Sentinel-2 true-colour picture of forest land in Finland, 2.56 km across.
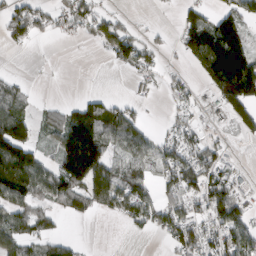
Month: March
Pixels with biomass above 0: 55%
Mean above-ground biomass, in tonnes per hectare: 65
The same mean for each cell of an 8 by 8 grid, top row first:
68 50 73 37 1 20 61 93
18 1 4 72 60 22 208 159
20 2 0 0 30 25 86 257
68 31 91 72 13 26 20 83
160 32 198 71 69 62 46 10
210 89 154 105 51 90 88 25
74 50 53 61 82 72 80 67
79 62 12 0 5 75 74 102
